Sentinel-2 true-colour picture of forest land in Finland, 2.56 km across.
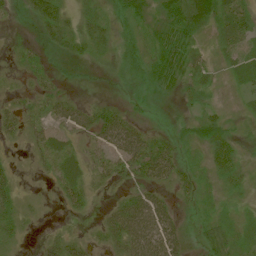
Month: July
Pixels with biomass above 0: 81%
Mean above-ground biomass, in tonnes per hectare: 26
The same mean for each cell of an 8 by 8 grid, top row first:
10 45 21 20 29 56 56 32
10 15 23 21 21 55 15 31
8 13 1 5 18 38 23 27
26 27 32 41 8 9 19 12
12 37 16 46 54 25 43 18
21 14 32 29 37 35 16 22
30 4 21 26 64 22 11 10
13 19 18 37 64 43 24 21
